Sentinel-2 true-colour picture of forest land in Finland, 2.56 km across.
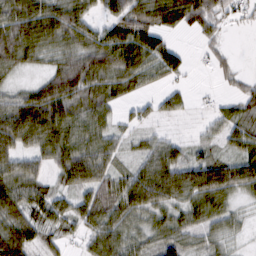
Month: February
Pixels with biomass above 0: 82%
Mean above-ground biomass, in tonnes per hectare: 65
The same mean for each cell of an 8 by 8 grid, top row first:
83 94 73 56 72 80 68 30
83 68 78 105 105 37 22 1
27 66 112 77 57 26 4 26
109 126 76 43 25 31 19 44
97 97 87 52 38 44 32 57
85 49 104 65 88 103 111 94
87 83 62 81 93 66 79 27
106 39 36 87 55 67 37 14
